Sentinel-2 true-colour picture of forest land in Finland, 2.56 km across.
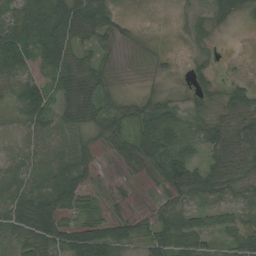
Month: August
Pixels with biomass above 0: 81%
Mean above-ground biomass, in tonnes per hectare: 43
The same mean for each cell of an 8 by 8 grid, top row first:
60 77 88 60 1 8 25 19
95 76 27 18 7 2 9 0
57 41 52 21 6 9 34 26
33 55 57 51 43 39 28 57
17 30 54 31 64 51 51 61
41 52 55 8 27 74 58 42
52 69 31 18 10 54 43 44
51 71 99 95 63 85 42 53
